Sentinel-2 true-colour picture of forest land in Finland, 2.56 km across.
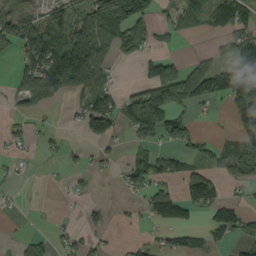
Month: September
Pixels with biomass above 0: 47%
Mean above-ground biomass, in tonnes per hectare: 52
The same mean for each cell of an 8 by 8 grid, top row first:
77 63 80 125 75 35 70 86
67 126 175 71 50 11 12 79
38 76 137 41 54 103 100 129
8 5 54 95 147 60 9 64
11 15 11 24 36 45 27 60
13 2 13 8 79 55 75 55
3 0 10 13 31 93 69 47
12 30 34 8 18 54 42 37
